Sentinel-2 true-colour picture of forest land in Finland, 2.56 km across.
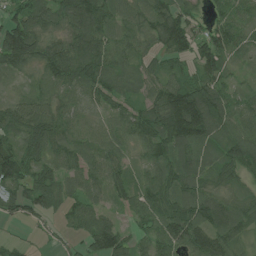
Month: July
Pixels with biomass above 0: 91%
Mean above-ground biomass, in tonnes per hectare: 78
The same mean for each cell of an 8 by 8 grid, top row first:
66 86 138 87 80 94 40 56
129 80 109 88 46 77 96 57
25 77 113 93 56 60 94 24
80 93 63 54 69 192 180 69
68 87 74 67 64 118 86 96
90 80 64 65 55 98 75 59
57 57 61 35 76 97 121 78
17 11 37 99 46 102 125 64
